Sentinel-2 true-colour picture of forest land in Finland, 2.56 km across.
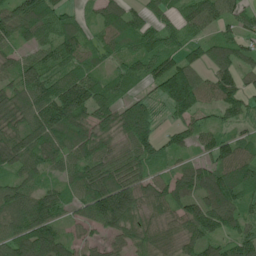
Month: June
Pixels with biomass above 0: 90%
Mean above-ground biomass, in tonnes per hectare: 83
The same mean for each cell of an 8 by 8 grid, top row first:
101 90 42 71 57 59 85 63
57 63 79 65 80 57 63 67
74 82 97 59 62 150 66 72
97 129 139 95 98 86 52 70
100 102 95 62 112 57 56 69
62 55 88 100 78 68 94 105
99 111 69 182 70 81 113 80
108 133 48 57 71 63 91 83
